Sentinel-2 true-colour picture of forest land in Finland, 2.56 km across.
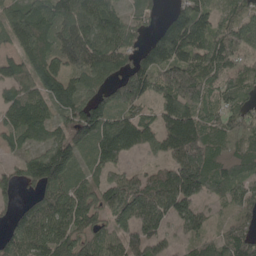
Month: May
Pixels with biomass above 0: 88%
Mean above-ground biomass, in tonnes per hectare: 109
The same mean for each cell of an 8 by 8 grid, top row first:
104 113 138 107 62 97 86 97
86 78 138 114 85 153 117 109
89 98 93 92 155 183 90 79
113 95 131 130 66 144 94 81
52 117 129 144 84 184 176 126
60 179 81 73 76 187 203 119
53 120 117 104 155 141 42 84
114 127 87 92 116 27 64 103
